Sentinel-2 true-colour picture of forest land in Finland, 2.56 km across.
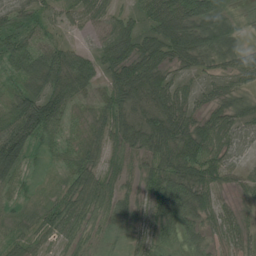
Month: July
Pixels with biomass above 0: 91%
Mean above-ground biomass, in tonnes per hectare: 58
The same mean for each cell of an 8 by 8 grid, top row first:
58 33 46 50 56 102 106 21
63 51 29 86 81 93 85 47
39 90 90 72 125 50 35 37
87 113 16 70 77 94 45 44
123 37 31 45 87 100 76 45
52 12 67 35 41 89 75 34
18 39 82 50 41 84 61 24
29 25 41 18 30 31 37 40
